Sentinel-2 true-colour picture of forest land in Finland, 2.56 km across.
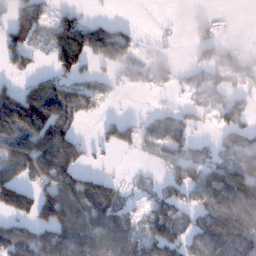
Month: January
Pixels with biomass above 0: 60%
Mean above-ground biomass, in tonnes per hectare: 74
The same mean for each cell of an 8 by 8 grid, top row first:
78 60 31 8 1 2 19 1
85 53 173 127 11 7 62 9
27 65 52 29 23 19 33 34
152 173 83 5 12 35 29 55
101 162 61 66 52 58 26 76
79 123 99 24 9 58 71 176
153 136 146 113 35 90 126 179
89 97 135 118 91 90 185 160
